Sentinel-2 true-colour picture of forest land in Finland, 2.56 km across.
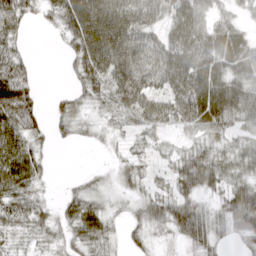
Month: March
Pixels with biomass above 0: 81%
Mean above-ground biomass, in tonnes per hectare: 44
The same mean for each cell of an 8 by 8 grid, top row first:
61 23 95 90 65 61 46 23
32 2 65 85 61 67 66 63
71 0 36 65 69 69 81 61
76 23 20 28 56 56 78 54
78 21 12 11 20 22 41 35
79 14 11 13 22 44 66 38
51 19 50 17 27 48 27 74
22 23 31 21 22 20 38 27
